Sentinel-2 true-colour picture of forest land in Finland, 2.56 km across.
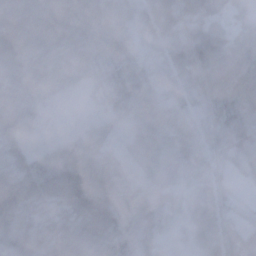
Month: November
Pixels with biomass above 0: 95%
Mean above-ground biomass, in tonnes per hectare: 46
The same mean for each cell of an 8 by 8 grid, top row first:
46 49 68 44 39 98 52 17
61 45 46 58 20 49 85 43
58 59 31 48 55 34 49 67
69 19 8 42 49 33 25 45
35 30 71 28 55 41 29 37
53 76 78 43 21 15 25 14
55 28 70 57 48 25 64 21
65 54 42 52 42 13 57 77
